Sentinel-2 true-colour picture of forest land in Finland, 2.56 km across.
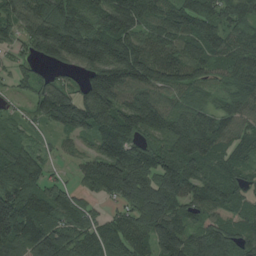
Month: August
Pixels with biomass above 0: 92%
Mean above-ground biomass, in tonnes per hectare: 124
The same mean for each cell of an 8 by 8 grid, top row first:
140 158 108 162 134 132 114 95
44 201 229 203 151 129 123 114
46 52 76 207 161 120 75 99
36 142 186 173 214 105 84 111
93 26 41 158 93 139 142 69
168 59 55 185 149 193 106 75
178 137 90 36 190 118 125 82
167 178 108 120 103 176 144 107
